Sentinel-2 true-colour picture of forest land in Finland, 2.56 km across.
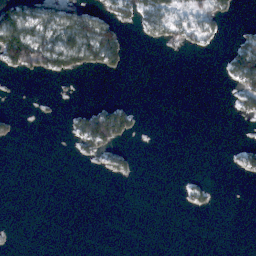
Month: February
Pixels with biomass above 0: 21%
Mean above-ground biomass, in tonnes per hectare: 17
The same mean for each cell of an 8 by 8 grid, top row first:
76 77 68 37 41 30 41 3
111 67 76 59 1 12 9 54
2 4 2 2 0 0 0 55
4 2 28 63 2 0 0 19
4 0 29 44 0 0 0 10
0 0 0 10 0 0 3 7
0 0 0 0 0 1 8 0
0 0 0 0 0 0 0 0
